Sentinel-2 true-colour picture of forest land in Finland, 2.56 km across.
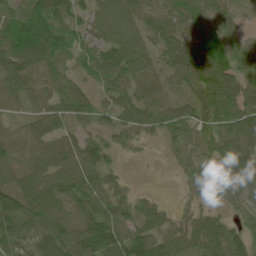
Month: June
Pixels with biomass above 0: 92%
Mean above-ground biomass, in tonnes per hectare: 77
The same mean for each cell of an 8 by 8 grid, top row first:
94 128 53 123 87 84 80 30
136 134 66 97 85 91 126 42
94 83 42 73 78 60 107 75
34 71 66 68 70 70 85 97
85 91 78 46 19 57 64 100
89 88 111 44 1 15 63 80
112 98 73 76 49 24 47 42
91 99 102 109 85 81 115 66
